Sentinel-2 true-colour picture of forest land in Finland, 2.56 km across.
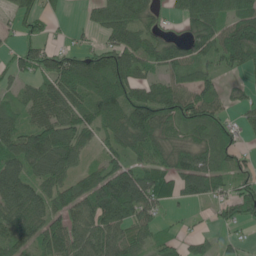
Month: June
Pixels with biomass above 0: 77%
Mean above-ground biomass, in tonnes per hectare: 73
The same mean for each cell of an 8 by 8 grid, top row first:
43 31 9 106 61 28 94 84
33 53 36 78 88 57 70 133
37 79 113 131 62 59 53 12
57 93 85 102 125 97 87 29
105 135 78 62 89 64 76 39
101 89 54 104 92 93 112 48
100 77 94 124 99 25 26 74
75 115 90 97 56 33 30 15
